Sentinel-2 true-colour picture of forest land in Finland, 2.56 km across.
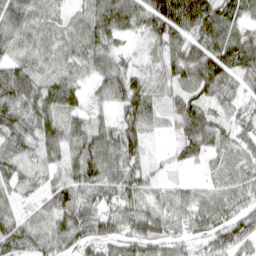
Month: April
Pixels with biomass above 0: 91%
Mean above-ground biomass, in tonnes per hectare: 68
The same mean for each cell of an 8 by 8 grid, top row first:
82 45 40 99 89 149 110 72
43 42 57 46 23 74 89 109
101 70 50 72 48 58 99 58
87 87 63 46 92 63 59 35
68 82 98 83 71 42 74 54
58 52 87 60 66 18 36 67
40 51 98 67 62 60 65 72
78 71 73 71 85 58 56 64
